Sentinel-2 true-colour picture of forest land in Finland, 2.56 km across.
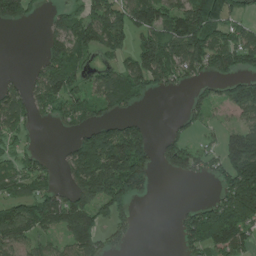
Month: June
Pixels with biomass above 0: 59%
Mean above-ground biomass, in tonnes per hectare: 96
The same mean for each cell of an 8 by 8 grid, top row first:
135 32 108 127 118 157 140 71
0 77 143 89 110 140 166 141
20 134 79 99 139 84 68 83
109 62 97 63 12 10 48 80
39 0 89 171 129 74 22 191
78 59 141 220 146 38 47 233
79 125 128 121 1 15 84 252
93 44 137 79 0 31 168 136
